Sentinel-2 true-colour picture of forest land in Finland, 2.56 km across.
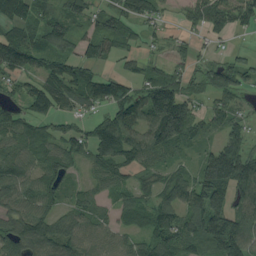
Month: August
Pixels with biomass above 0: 82%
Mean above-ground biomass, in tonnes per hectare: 79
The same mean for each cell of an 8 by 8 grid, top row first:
95 60 58 76 60 21 94 74
156 77 57 59 32 29 20 18
47 92 91 73 60 79 62 82
53 83 49 88 98 178 52 36
93 90 73 132 102 90 40 91
100 102 30 71 30 44 141 161
77 73 71 51 80 96 162 86
112 99 82 49 64 97 101 134
